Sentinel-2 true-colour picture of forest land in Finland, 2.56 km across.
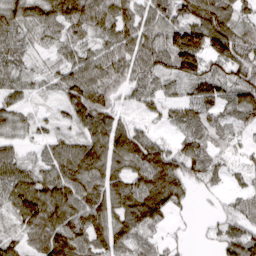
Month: March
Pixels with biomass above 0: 88%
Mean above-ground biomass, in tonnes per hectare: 86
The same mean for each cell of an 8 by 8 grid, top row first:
110 108 119 110 86 92 133 82
79 49 73 85 108 165 144 109
76 42 123 85 90 75 103 86
70 20 96 79 21 53 77 84
51 53 88 125 80 30 76 40
110 101 134 108 128 135 36 35
109 150 132 107 147 58 11 44
55 112 112 104 52 20 18 108
